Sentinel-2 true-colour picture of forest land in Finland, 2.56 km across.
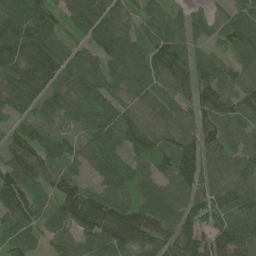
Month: June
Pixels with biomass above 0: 95%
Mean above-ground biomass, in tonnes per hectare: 97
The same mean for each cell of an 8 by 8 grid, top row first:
118 135 96 96 76 72 44 82
150 128 56 125 93 120 53 83
116 122 112 91 97 110 110 80
84 71 98 92 58 75 93 74
83 96 69 126 127 94 89 71
102 93 64 124 95 116 80 79
125 77 152 121 104 99 111 111
89 52 83 122 109 106 87 123
